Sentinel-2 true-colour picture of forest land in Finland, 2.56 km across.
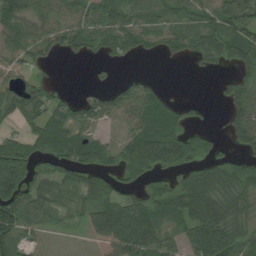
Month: August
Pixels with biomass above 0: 69%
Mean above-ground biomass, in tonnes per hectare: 56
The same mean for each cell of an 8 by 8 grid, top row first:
72 42 50 58 56 64 57 87
52 45 41 49 45 45 66 78
28 16 0 12 23 0 2 46
55 58 49 47 89 59 7 75
63 83 75 26 122 116 41 43
145 43 42 39 70 27 47 78
101 42 44 81 75 60 75 63
60 5 8 96 100 40 108 74
